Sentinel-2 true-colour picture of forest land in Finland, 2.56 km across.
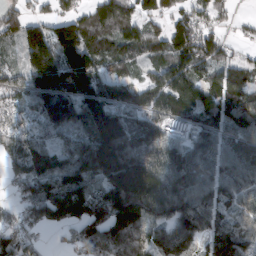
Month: March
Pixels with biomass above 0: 87%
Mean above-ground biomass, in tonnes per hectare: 128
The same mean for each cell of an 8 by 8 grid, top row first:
101 77 85 134 119 84 105 20
71 202 146 111 132 178 160 35
103 207 202 130 71 156 101 107
118 175 146 176 99 138 136 143
124 112 143 234 128 86 99 115
79 143 176 200 209 128 103 114
66 149 146 195 187 127 114 85
133 17 119 198 150 136 112 113
